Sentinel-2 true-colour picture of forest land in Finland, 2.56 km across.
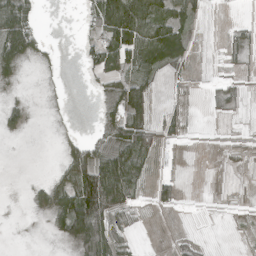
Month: April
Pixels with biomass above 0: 48%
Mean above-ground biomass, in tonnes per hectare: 27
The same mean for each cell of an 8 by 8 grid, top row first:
89 0 14 101 87 44 7 1
70 9 17 65 71 51 2 17
14 3 3 28 50 9 3 10
23 3 0 22 44 17 3 3
1 0 30 31 57 9 2 7
0 6 88 118 29 9 1 2
0 41 115 94 9 12 1 5
0 5 73 66 3 14 3 3
